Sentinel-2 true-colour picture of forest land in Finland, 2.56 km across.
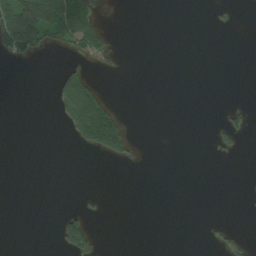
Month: August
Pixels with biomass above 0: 12%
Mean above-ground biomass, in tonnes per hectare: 16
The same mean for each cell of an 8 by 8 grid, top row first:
98 80 87 0 0 0 0 0
82 28 52 20 0 0 0 0
0 3 73 0 0 0 0 0
0 2 131 70 0 0 0 18
0 0 27 102 1 0 2 19
0 0 0 0 0 0 0 0
0 0 18 0 0 0 0 0
0 0 104 0 0 0 0 7
